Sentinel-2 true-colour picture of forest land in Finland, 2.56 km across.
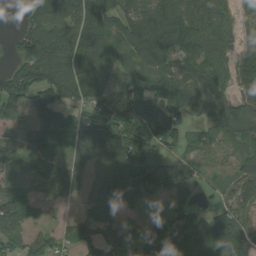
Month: August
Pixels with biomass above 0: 81%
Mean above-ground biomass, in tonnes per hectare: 79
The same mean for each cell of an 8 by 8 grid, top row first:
5 101 129 96 116 124 90 45
53 166 112 75 148 108 72 67
134 145 124 42 74 84 94 78
70 102 51 76 116 97 31 73
40 98 93 109 127 73 35 47
50 78 75 69 100 87 27 61
85 31 33 70 30 37 76 70
61 52 72 76 64 66 75 98
